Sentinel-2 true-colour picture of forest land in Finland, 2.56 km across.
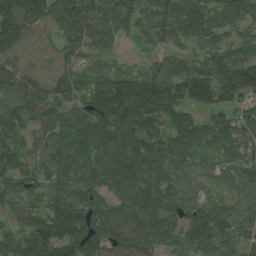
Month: July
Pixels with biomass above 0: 95%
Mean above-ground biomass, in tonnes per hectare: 93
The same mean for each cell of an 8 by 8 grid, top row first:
165 134 130 100 60 103 92 94
98 53 82 44 34 71 62 62
122 82 73 132 140 122 133 136
111 87 67 163 144 92 81 60
66 84 92 118 118 96 67 76
83 93 93 104 99 53 45 51
65 78 109 71 112 73 78 34
80 162 143 115 109 81 101 54
